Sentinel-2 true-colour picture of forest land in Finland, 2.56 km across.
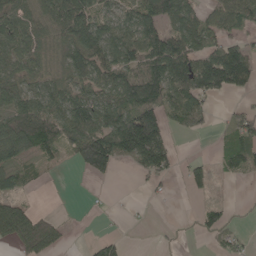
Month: May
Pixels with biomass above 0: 62%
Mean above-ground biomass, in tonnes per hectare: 69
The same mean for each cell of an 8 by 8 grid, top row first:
83 87 109 70 94 95 57 86
81 61 115 103 113 117 89 71
58 67 80 99 153 170 159 115
74 88 118 104 158 99 46 43
102 67 147 144 216 22 0 80
51 5 21 41 34 20 40 34
58 3 1 5 4 1 32 3
58 73 1 44 1 5 19 30
